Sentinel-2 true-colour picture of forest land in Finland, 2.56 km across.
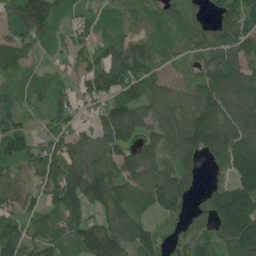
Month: May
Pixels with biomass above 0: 88%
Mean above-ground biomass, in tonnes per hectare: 110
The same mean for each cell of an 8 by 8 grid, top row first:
128 158 54 52 67 80 55 170
104 53 71 110 91 76 128 113
59 62 66 145 140 65 133 139
78 81 40 142 109 113 152 122
123 96 101 98 106 139 138 150
80 150 199 134 125 140 36 132
99 96 126 131 74 100 92 237
157 113 116 164 117 66 86 165
